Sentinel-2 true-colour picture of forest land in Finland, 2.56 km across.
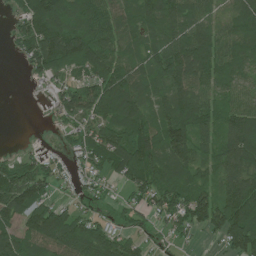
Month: July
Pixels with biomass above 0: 83%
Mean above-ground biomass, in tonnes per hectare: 90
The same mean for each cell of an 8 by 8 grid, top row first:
42 152 88 95 98 117 78 98
37 163 148 101 80 118 131 101
0 54 66 141 87 114 92 64
0 18 97 137 92 138 97 100
4 14 54 116 143 142 77 143
109 80 37 62 126 91 53 119
126 100 42 23 67 112 137 160
91 121 134 109 46 31 16 127
